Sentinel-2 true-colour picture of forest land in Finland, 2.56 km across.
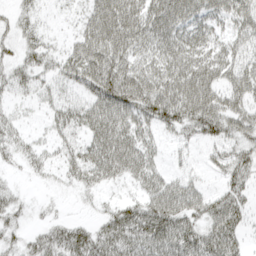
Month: April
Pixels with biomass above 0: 76%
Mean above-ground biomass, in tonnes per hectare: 48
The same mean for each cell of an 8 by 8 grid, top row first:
24 11 27 86 63 66 51 56
25 31 57 84 47 66 54 46
41 33 67 101 66 71 68 65
14 24 52 79 65 80 90 61
31 19 44 79 46 21 34 48
8 13 41 45 49 25 13 47
24 7 7 32 58 66 51 52
23 43 62 69 69 72 74 41
